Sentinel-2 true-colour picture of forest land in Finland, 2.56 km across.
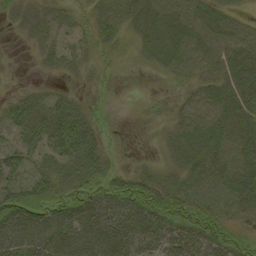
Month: September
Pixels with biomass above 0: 76%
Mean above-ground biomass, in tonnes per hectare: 31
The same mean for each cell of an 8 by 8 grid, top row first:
17 21 13 28 30 36 33 15
2 20 21 15 18 34 34 38
3 7 8 8 1 11 28 43
28 37 31 6 3 15 44 36
33 41 55 15 1 21 35 39
36 35 37 32 24 20 36 39
55 50 53 51 57 44 48 28
51 57 67 60 42 44 50 35
